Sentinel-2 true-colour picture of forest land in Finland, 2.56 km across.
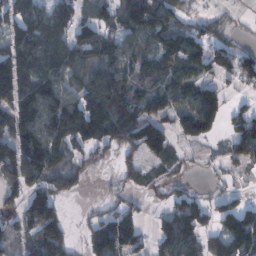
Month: February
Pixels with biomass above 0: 73%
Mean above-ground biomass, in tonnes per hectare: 93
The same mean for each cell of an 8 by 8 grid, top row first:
96 118 93 88 148 70 28 10
122 148 128 96 76 108 88 45
152 145 85 131 91 93 51 59
143 175 206 167 104 81 139 55
119 163 103 89 151 41 28 78
121 102 53 15 58 29 13 13
90 144 4 50 22 100 77 117
67 176 33 141 44 142 73 149
